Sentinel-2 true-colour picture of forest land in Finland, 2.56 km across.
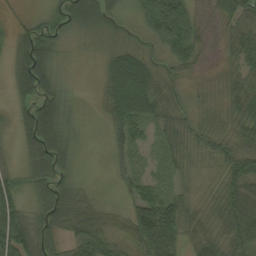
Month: September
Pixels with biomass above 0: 85%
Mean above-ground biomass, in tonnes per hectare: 38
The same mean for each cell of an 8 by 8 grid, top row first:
5 24 59 28 49 110 9 61
32 45 6 15 16 68 9 57
44 54 2 42 50 20 6 37
21 69 13 40 44 30 15 47
17 73 12 21 24 34 22 37
28 58 20 11 23 17 5 60
52 62 65 17 74 58 16 67
69 49 63 41 47 49 30 53
